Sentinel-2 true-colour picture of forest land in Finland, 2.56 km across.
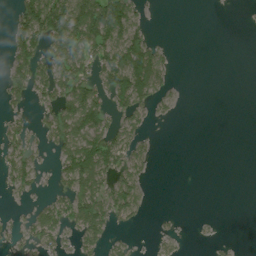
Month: July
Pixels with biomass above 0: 40%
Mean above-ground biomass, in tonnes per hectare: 45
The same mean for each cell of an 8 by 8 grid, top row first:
50 151 138 134 20 0 0 0
65 65 104 96 98 4 0 0
59 62 77 101 145 9 0 0
24 40 140 55 42 10 0 0
48 39 151 116 30 0 0 0
52 12 138 71 29 0 0 0
5 51 104 80 25 1 0 0
23 84 77 41 4 25 7 1
